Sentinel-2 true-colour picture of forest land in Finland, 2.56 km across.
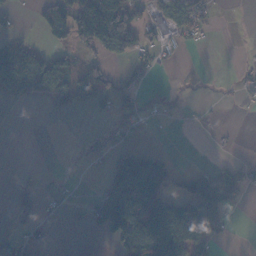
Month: November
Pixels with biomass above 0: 39%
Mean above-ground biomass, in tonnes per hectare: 43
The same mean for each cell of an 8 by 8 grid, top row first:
17 67 116 144 41 98 37 0
73 27 69 82 48 20 2 1
111 92 108 50 13 2 0 17
0 7 25 41 30 7 3 2
0 0 9 30 15 1 1 2
2 3 1 57 137 46 74 54
20 12 12 141 143 104 149 13
38 7 0 40 113 112 67 2
